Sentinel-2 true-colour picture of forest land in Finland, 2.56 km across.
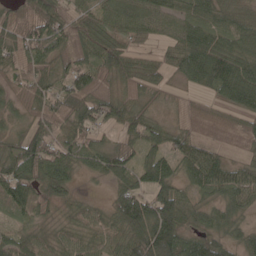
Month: May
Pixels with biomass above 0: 90%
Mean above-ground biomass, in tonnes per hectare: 63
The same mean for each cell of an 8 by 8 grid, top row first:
61 90 50 60 78 61 62 56
63 81 70 62 23 53 86 63
50 60 74 63 59 27 83 103
47 74 83 79 60 26 28 53
63 85 65 48 68 50 47 27
81 85 30 60 64 59 85 53
44 40 35 52 108 115 47 50
64 38 52 60 125 115 74 46
